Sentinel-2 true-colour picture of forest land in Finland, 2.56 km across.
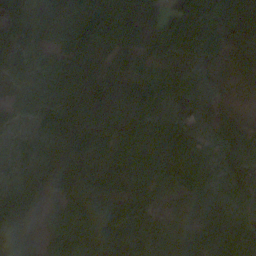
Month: October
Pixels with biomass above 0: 93%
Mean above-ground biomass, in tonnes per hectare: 66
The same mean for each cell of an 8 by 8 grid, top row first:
86 72 85 95 91 88 77 52
68 45 75 83 74 58 46 27
40 74 103 102 75 51 25 16
44 56 112 130 77 19 29 11
37 68 105 107 89 90 34 41
58 63 75 79 83 66 50 50
89 28 70 72 47 32 72 55
71 36 77 69 72 87 84 98
